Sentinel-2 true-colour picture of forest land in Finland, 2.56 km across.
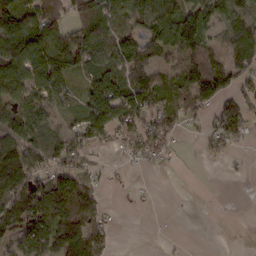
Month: February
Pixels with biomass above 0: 67%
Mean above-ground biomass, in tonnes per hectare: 66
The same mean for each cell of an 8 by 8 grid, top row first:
96 96 88 83 72 100 74 50
129 131 137 73 84 108 66 88
94 104 29 90 87 54 129 73
73 44 44 104 101 57 53 103
105 87 50 25 62 17 36 34
124 81 67 6 4 0 0 5
134 145 142 15 8 2 0 0
49 103 140 31 0 5 4 3
